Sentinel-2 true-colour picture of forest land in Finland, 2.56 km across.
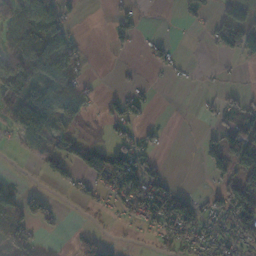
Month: November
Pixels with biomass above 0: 46%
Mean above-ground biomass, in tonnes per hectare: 42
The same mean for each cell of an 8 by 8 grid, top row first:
69 81 14 17 9 5 19 83
75 93 28 14 10 9 9 67
104 131 65 2 5 9 3 4
74 158 73 12 25 0 14 53
21 78 47 39 36 0 31 74
3 31 38 118 98 5 25 59
63 29 11 19 71 82 38 78
62 4 20 4 4 61 58 58
